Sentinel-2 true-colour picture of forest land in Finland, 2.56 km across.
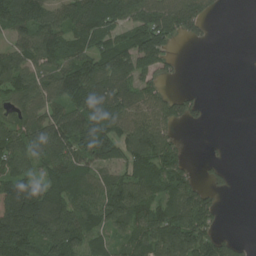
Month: July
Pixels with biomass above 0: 71%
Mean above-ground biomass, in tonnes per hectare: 91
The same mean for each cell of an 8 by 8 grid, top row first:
133 116 137 123 110 134 61 0
81 115 88 103 132 23 4 0
109 96 137 128 93 14 0 0
76 94 108 134 93 83 22 0
96 140 137 116 137 68 6 0
110 102 82 79 120 120 32 3
231 196 109 123 99 117 113 0
204 181 102 62 101 146 121 29
